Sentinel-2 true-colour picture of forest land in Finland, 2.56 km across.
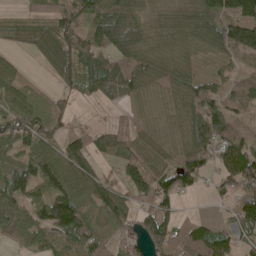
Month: May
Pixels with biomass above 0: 78%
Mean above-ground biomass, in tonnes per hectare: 70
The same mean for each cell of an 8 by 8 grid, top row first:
16 47 86 113 44 43 102 107
22 54 88 92 74 58 69 116
55 16 78 96 92 82 46 50
79 73 3 12 36 61 117 33
77 62 58 73 57 49 103 78
106 97 90 16 92 93 40 104
112 114 92 95 57 49 5 89
50 72 104 45 82 114 105 65
